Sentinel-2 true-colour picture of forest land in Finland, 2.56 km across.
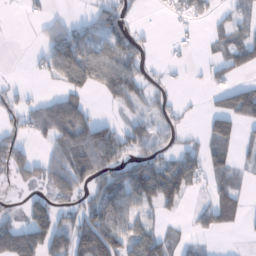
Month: January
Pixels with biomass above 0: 53%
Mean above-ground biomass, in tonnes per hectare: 51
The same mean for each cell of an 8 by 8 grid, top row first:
2 23 12 78 5 32 31 37
0 58 104 79 35 10 12 75
6 26 92 95 59 10 24 26
42 97 92 14 35 28 32 98
55 39 121 104 67 35 47 33
34 67 94 87 110 86 47 23
4 74 50 93 48 22 51 36
93 90 84 114 62 19 9 2
